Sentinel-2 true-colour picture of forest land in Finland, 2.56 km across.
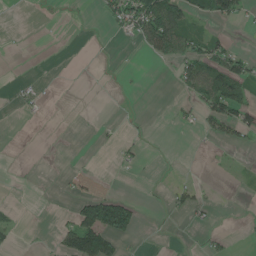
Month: June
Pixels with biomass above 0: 21%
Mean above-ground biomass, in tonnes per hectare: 22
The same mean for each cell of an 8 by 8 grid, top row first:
0 1 1 38 99 75 44 37
0 0 0 2 30 60 54 13
5 1 0 0 1 26 68 62
7 5 0 0 1 12 47 67
0 0 0 6 7 0 6 17
1 0 88 20 1 3 1 5
8 0 63 164 9 17 12 1
8 2 101 74 2 0 14 3
